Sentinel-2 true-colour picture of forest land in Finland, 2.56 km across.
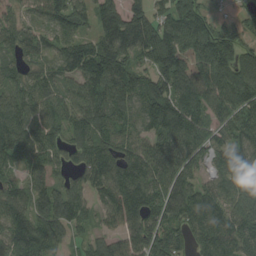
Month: August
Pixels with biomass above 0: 91%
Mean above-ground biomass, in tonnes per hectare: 116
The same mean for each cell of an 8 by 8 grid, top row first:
80 97 96 138 121 119 69 36
85 67 126 158 146 172 162 101
84 91 126 152 99 155 164 130
107 88 127 136 110 141 105 122
117 90 106 118 100 126 93 105
67 73 71 143 143 122 63 147
115 127 90 122 168 127 139 122
178 146 54 87 153 148 138 133
